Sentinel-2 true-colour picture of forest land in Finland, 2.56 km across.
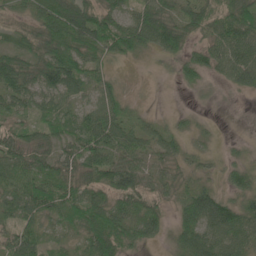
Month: May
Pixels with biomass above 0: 87%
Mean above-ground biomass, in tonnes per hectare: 51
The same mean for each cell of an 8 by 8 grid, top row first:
26 72 86 54 63 58 74 78
46 75 75 55 48 68 53 72
76 71 58 27 2 19 21 45
41 43 41 56 14 8 4 0
56 38 58 69 45 34 14 7
78 70 63 76 56 34 18 40
54 59 75 75 73 33 97 58
54 29 36 92 51 39 82 67
